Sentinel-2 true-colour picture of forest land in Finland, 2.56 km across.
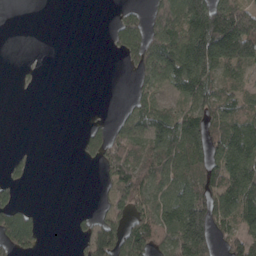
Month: April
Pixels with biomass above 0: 52%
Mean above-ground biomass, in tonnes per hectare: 66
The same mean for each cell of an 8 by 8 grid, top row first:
0 0 0 11 53 131 183 172
0 0 0 27 137 120 179 181
4 0 0 0 69 99 96 45
0 0 0 8 92 57 91 79
1 0 28 84 87 111 97 116
21 0 0 81 102 90 95 113
68 0 3 71 73 112 148 122
132 4 29 119 127 158 131 81
